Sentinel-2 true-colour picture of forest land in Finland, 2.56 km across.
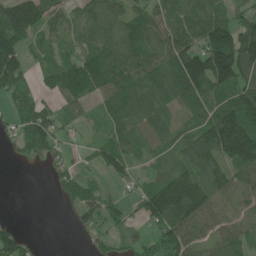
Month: June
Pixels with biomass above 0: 77%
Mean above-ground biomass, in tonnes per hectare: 82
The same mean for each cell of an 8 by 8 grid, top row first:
182 91 64 87 75 86 80 53
143 48 64 120 130 116 151 171
107 45 99 78 69 110 170 127
63 61 37 55 80 42 76 172
44 97 14 60 45 72 140 243
0 25 35 33 34 108 107 94
0 0 75 45 89 182 118 92
70 0 9 62 38 117 78 76
